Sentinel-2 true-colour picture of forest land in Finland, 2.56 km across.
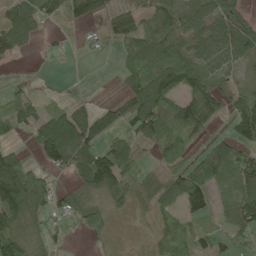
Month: May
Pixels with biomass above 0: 69%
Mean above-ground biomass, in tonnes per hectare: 61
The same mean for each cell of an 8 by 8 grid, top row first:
65 49 49 60 60 58 76 72
50 18 12 16 82 68 92 100
15 1 0 4 89 83 77 29
66 42 58 67 115 84 87 109
24 140 131 61 42 68 37 73
159 47 66 127 27 65 95 103
128 59 53 30 24 49 69 116
94 43 5 10 8 57 39 31
